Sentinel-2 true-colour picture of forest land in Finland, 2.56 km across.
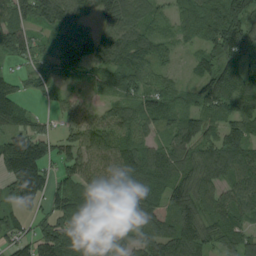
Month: August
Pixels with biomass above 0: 88%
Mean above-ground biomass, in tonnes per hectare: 89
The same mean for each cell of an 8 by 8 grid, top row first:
100 109 112 102 75 63 91 97
83 44 91 114 86 40 62 103
50 52 36 56 77 40 98 98
99 25 59 59 83 83 81 77
143 81 84 90 82 115 96 115
156 79 82 75 143 111 96 101
69 66 83 84 139 131 86 102
74 134 96 103 106 143 88 80
